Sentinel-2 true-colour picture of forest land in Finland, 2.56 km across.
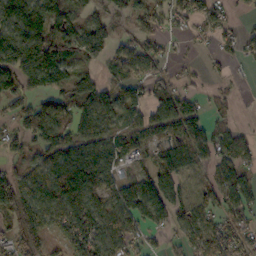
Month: October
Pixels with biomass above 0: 76%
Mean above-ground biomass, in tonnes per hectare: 86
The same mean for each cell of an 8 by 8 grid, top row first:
131 157 49 50 72 72 74 17
164 151 110 90 86 14 19 52
89 130 75 48 85 44 24 8
57 89 117 108 79 120 43 11
49 100 120 99 83 89 98 76
71 117 188 73 75 93 61 92
124 115 125 87 127 87 79 100
83 92 132 110 52 41 99 100
